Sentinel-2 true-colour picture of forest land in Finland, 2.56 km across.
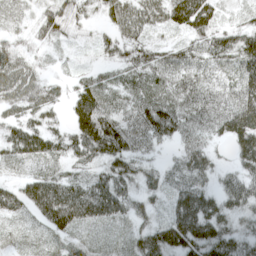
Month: April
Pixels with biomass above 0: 91%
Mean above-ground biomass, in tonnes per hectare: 69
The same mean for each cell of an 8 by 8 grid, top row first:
22 60 52 60 83 94 92 28
43 28 13 47 61 47 71 101
83 36 39 49 70 74 60 93
53 53 99 65 89 94 88 125
87 81 91 111 59 51 59 93
31 64 41 93 58 56 59 78
59 117 113 99 49 85 99 73
24 39 38 24 82 111 117 77
